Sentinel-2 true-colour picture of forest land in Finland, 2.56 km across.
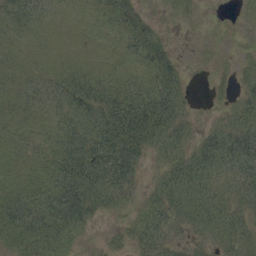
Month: September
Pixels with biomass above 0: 82%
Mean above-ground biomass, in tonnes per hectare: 36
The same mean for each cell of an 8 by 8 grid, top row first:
35 21 14 41 20 13 1 8
17 14 11 16 47 8 4 7
23 31 49 35 37 35 5 25
27 29 50 73 87 49 4 36
26 29 57 74 51 42 40 56
25 39 81 69 16 47 47 51
65 70 68 28 31 44 56 34
45 65 20 9 41 23 26 36
